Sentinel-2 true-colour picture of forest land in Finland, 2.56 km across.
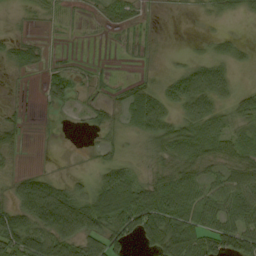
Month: September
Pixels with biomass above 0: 66%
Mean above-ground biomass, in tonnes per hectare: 34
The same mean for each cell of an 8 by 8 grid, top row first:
3 13 3 30 11 2 11 13
28 6 0 2 7 1 13 20
2 21 19 5 12 37 56 10
11 4 12 21 43 36 42 44
27 1 1 22 26 62 61 39
23 17 11 34 25 61 41 50
54 90 73 84 96 72 56 58
89 78 65 62 48 84 63 57
